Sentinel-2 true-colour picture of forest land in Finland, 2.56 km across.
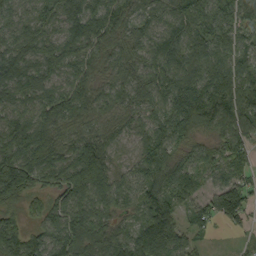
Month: September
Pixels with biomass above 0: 95%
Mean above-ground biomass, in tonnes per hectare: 94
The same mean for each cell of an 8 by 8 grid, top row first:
70 76 121 106 64 89 104 88
95 90 98 73 74 96 94 65
106 89 84 66 86 126 127 102
84 103 90 71 77 146 126 109
130 119 97 61 82 79 57 80
179 99 182 101 95 107 66 73
53 72 107 78 84 76 60 105
130 102 147 124 147 114 21 16
